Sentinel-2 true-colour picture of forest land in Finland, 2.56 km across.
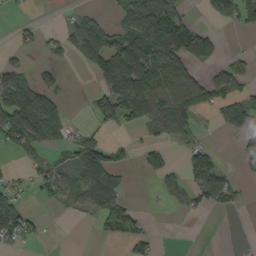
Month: September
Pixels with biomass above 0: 44%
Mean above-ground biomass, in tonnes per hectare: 47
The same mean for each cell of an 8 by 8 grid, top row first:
5 0 33 21 101 78 40 72
23 20 73 83 123 101 53 5
68 22 0 116 113 97 54 51
100 87 1 76 103 101 33 74
56 40 63 39 28 24 36 25
20 50 62 64 20 26 114 30
80 8 20 61 10 11 32 15
51 9 0 22 49 0 0 2
